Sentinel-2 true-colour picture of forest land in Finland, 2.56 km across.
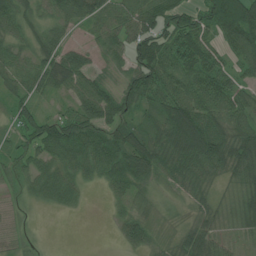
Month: July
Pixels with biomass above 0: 86%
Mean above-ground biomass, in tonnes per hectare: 54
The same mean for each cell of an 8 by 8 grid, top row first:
75 46 67 65 74 74 65 98
44 61 30 53 93 89 62 73
48 64 60 32 82 66 83 40
43 21 64 69 39 85 68 61
29 75 81 80 78 86 112 82
37 58 43 56 69 49 48 48
17 17 13 16 33 10 38 50
24 2 0 5 48 32 66 31
